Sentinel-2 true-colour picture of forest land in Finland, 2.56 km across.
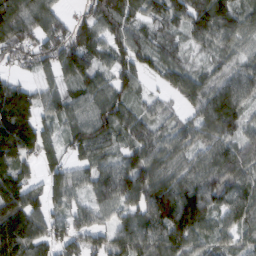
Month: February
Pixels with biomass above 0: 89%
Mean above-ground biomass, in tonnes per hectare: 91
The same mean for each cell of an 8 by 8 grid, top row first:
123 97 44 107 72 74 157 91
97 106 127 74 74 60 57 58
41 40 89 81 33 87 80 103
188 59 77 113 53 31 120 86
169 73 101 66 96 81 81 91
104 76 61 118 138 95 99 95
137 81 60 86 119 163 109 99
147 96 81 87 103 115 68 62
